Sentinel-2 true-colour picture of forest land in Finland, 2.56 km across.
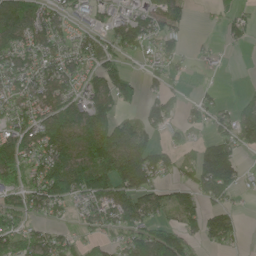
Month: June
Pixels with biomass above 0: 66%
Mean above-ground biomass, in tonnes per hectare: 73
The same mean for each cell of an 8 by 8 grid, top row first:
124 82 43 51 60 60 7 38
115 94 62 76 63 38 14 17
85 112 71 105 32 20 3 1
83 102 106 63 44 37 40 63
122 112 112 155 84 37 70 84
75 147 135 182 139 39 145 69
70 83 40 103 95 74 57 14
73 69 36 39 102 109 52 19
